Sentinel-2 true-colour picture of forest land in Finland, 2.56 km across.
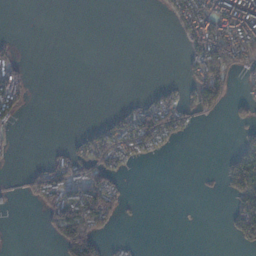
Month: January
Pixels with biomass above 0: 30%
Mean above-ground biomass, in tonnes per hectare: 37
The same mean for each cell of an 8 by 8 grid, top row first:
0 0 0 0 0 55 114 162
23 0 0 0 0 1 120 141
97 0 0 0 0 10 110 27
57 0 0 15 94 90 36 18
7 3 42 95 91 22 0 29
6 88 83 70 0 0 2 108
6 70 112 76 2 0 0 67
0 12 154 18 1 0 0 30
